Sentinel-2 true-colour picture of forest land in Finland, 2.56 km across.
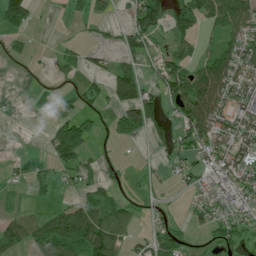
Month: July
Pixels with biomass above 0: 55%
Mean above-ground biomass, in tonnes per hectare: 45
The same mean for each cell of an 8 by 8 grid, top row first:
101 2 16 14 102 61 74 102
13 2 17 17 52 34 27 72
1 3 10 58 46 71 124 63
1 8 57 35 112 42 137 75
1 26 72 20 10 47 66 70
9 20 42 17 10 20 43 72
17 22 69 66 16 4 45 45
62 87 109 98 27 46 17 31
